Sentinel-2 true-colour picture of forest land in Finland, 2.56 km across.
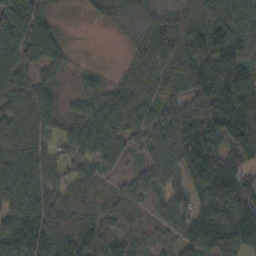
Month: October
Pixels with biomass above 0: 87%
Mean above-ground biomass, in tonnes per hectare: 79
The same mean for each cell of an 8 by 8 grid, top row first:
91 57 8 67 84 71 90 92
82 106 3 4 64 111 111 97
63 47 31 19 66 94 174 154
64 69 56 76 73 108 133 162
77 47 79 83 62 113 132 107
98 74 73 32 63 63 143 104
81 95 80 25 29 54 72 133
153 128 111 30 30 31 40 84
